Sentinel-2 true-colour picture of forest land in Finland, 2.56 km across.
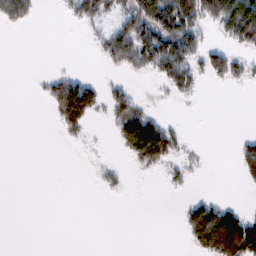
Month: February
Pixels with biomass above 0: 31%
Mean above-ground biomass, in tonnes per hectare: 34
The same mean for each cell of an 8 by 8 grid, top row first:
54 0 43 33 92 119 76 153
0 0 0 73 117 132 48 38
0 26 43 15 8 80 29 30
0 18 138 46 52 2 0 0
0 0 10 13 171 50 2 20
0 0 0 22 6 25 2 23
0 0 0 0 0 6 71 28
0 0 0 0 0 1 117 172
